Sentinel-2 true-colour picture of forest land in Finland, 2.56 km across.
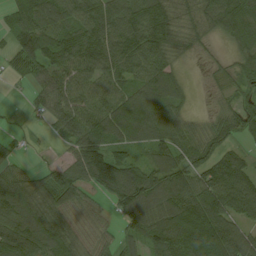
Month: August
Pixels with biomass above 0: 87%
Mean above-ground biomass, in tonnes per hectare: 85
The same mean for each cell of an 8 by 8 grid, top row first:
57 107 98 111 118 81 83 126
68 113 121 117 106 66 19 73
26 64 73 84 94 59 13 46
5 62 92 98 108 62 15 63
22 11 107 98 69 92 82 36
79 78 99 144 104 97 93 88
140 125 66 46 110 123 154 94
142 138 73 40 79 139 158 112
